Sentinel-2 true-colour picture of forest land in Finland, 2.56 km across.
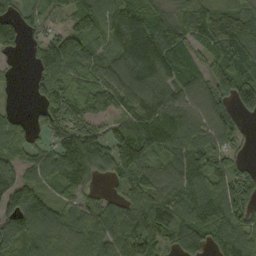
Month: September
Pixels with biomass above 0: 87%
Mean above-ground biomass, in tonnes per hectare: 104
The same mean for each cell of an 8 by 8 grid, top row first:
85 55 136 137 122 90 103 99
64 117 128 94 162 118 85 119
9 100 93 114 127 124 105 140
29 85 97 87 127 119 110 76
77 54 169 114 122 108 98 33
103 90 141 76 121 101 108 77
111 83 66 80 119 145 140 90
131 125 97 111 135 121 102 150
